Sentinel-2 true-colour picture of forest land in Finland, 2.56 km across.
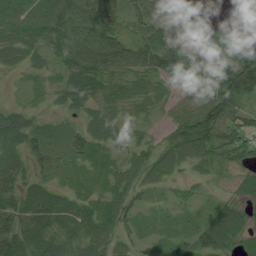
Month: July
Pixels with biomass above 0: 87%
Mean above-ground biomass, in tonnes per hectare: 56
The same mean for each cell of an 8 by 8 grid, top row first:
73 88 97 58 62 65 14 0
64 60 101 112 80 90 40 46
5 15 81 56 54 68 87 154
39 12 32 42 31 52 112 71
54 52 51 36 34 61 94 70
54 33 16 32 44 29 38 31
70 91 59 52 31 29 23 41
96 85 83 51 29 29 74 48
